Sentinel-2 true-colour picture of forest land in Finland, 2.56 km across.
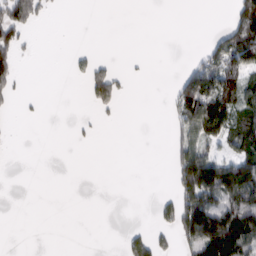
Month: February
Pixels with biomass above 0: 28%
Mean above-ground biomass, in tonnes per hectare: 37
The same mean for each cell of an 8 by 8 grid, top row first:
80 9 0 0 0 0 0 95
57 0 6 0 0 0 47 146
38 0 15 77 1 35 121 78
6 1 2 17 0 57 139 74
0 0 3 0 0 41 55 80
0 0 0 0 0 65 163 133
0 0 0 0 0 82 147 131
0 0 0 0 52 44 166 132
